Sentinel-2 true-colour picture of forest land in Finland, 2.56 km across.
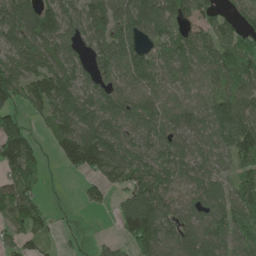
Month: May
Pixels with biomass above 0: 80%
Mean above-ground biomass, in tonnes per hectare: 92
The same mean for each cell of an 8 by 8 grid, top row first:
137 120 93 102 143 99 86 74
104 103 54 116 89 90 85 139
140 156 82 76 92 76 73 117
75 107 121 87 85 81 86 137
180 32 174 111 81 75 74 150
103 24 47 102 106 85 76 81
121 45 16 29 154 75 93 118
51 33 9 20 133 77 94 90
